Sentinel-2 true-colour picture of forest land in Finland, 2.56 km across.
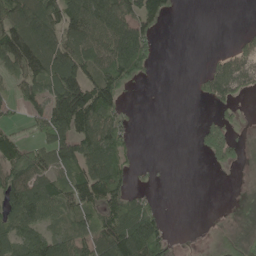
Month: May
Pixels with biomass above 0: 60%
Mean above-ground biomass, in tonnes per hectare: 62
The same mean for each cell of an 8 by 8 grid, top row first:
114 128 120 135 86 7 0 0
130 136 89 121 77 0 2 40
57 91 119 105 17 0 60 70
23 106 171 80 0 0 10 15
83 86 110 97 0 0 62 22
106 81 95 113 8 0 0 4
105 93 76 97 66 0 0 1
83 93 71 135 147 11 6 19
